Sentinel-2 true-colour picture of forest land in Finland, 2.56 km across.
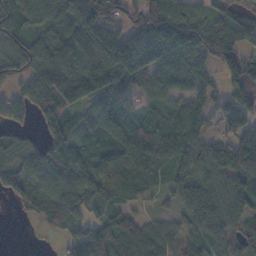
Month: November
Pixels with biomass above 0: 86%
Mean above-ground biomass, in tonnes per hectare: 88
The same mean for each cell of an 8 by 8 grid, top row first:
84 87 143 112 99 122 69 62
69 121 161 198 156 142 87 89
55 163 225 141 82 83 59 139
61 86 83 92 40 70 70 89
60 78 57 81 91 78 77 91
75 80 106 118 85 51 66 106
22 81 72 68 25 42 70 96
0 2 100 132 106 64 75 64
